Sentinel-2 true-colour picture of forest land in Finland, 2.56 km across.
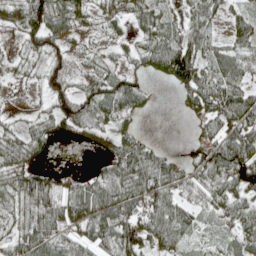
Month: May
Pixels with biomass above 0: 77%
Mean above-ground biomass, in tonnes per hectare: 53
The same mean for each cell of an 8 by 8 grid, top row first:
51 87 41 28 53 27 75 54
11 51 13 17 45 106 55 56
15 38 28 58 20 74 62 59
6 32 64 60 20 8 74 103
55 38 11 40 52 2 59 114
60 55 29 63 100 65 59 59
41 90 80 108 90 69 32 61
50 76 55 71 78 57 19 57
